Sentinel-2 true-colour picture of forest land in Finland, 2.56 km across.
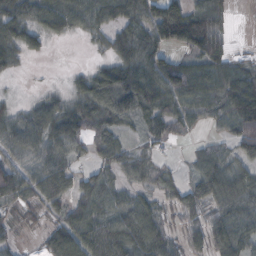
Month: October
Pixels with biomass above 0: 82%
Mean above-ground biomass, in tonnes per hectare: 62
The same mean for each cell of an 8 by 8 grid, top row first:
86 87 72 75 81 132 102 0
71 18 2 54 85 63 105 6
8 3 38 104 93 97 81 97
37 68 79 84 63 64 61 125
63 75 46 65 30 14 27 73
71 86 44 46 52 25 94 85
35 33 68 66 66 44 58 54
19 29 83 95 86 31 51 89
